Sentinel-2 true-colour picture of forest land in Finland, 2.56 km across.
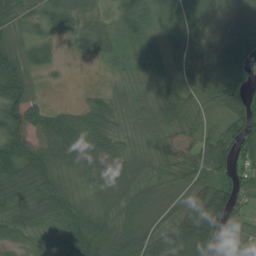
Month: July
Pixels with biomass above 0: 90%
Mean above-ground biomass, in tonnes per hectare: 68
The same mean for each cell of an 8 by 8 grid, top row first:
56 72 83 31 44 45 34 50
63 45 39 58 64 54 39 104
125 8 0 17 40 42 68 87
99 60 54 62 67 87 40 96
107 86 93 70 28 54 83 84
79 98 46 73 45 47 69 64
73 95 80 62 77 63 144 54
46 63 120 114 91 98 117 66
